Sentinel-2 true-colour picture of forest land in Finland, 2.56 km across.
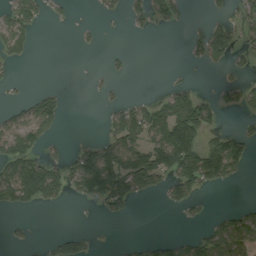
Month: August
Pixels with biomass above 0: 35%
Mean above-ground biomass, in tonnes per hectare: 50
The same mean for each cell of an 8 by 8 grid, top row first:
79 24 1 10 38 39 19 35
64 0 8 6 0 0 90 42
8 0 0 14 0 11 1 30
30 104 0 40 95 172 59 27
105 40 33 86 102 209 92 69
128 147 126 183 126 111 105 27
45 11 1 42 0 28 11 26
13 21 43 3 22 33 81 83
